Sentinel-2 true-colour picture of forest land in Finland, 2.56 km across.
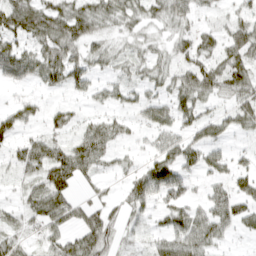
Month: April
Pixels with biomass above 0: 73%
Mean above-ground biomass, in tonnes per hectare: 43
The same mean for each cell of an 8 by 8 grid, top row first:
91 79 65 22 23 33 16 34
65 74 49 11 10 35 43 79
37 26 21 27 22 40 71 72
54 27 17 27 34 57 29 56
41 29 58 42 17 56 55 13
20 54 35 23 74 75 32 40
24 77 42 32 44 60 53 63
37 29 45 40 21 70 67 14
